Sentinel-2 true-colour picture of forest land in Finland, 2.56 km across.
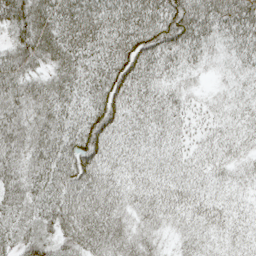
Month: May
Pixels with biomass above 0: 94%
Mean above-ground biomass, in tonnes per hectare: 44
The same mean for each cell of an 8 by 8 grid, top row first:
67 60 70 57 65 77 61 67
51 59 60 55 70 60 32 40
53 40 49 68 49 28 8 22
50 51 41 64 40 35 17 23
57 55 67 42 31 25 22 25
52 55 67 39 33 29 24 21
43 52 68 45 34 37 33 18
40 38 61 44 28 14 25 24
